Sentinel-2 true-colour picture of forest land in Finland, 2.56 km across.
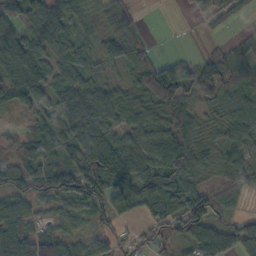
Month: October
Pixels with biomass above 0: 82%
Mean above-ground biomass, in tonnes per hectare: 61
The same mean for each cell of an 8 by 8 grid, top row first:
51 80 46 59 7 2 55 33
99 75 54 59 45 2 16 39
109 93 74 36 76 122 47 68
26 75 131 79 80 82 34 68
37 55 84 94 57 84 42 52
64 75 86 113 75 84 33 45
61 20 44 65 48 66 102 18
64 73 35 23 38 45 98 89
